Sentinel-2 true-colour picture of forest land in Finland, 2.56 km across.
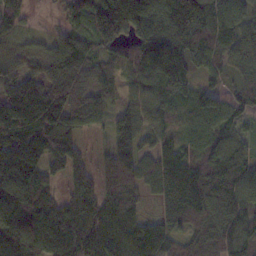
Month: November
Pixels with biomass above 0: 92%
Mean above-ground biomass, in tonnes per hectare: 115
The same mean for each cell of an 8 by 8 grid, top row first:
90 9 67 195 167 223 189 112
51 66 125 103 159 159 146 100
116 114 98 93 105 121 54 47
177 188 100 72 95 64 109 78
193 168 68 107 80 81 80 88
156 79 79 133 109 139 128 126
151 110 118 131 46 117 132 121
160 129 138 143 158 68 121 119
